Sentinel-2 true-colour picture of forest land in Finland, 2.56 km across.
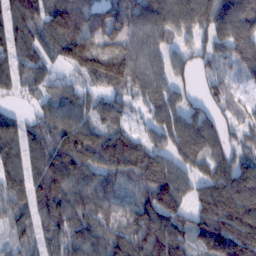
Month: February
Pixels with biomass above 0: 90%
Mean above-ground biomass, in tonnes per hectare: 95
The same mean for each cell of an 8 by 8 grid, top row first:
120 106 125 128 125 120 117 140
112 83 132 96 113 71 62 127
84 65 48 114 99 66 46 44
33 63 77 69 58 99 66 43
109 90 133 101 81 101 125 47
94 125 99 84 91 96 89 125
66 110 95 69 112 112 117 161
48 79 82 81 126 116 116 151
